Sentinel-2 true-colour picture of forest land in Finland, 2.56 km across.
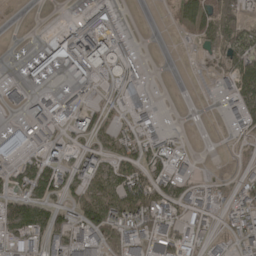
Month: April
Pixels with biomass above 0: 53%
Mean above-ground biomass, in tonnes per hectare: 45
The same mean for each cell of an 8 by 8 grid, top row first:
0 0 31 64 0 23 88 69
5 59 138 99 3 1 46 102
16 34 33 30 27 0 9 81
15 34 58 32 35 0 0 57
103 52 27 39 53 17 0 11
30 85 62 60 68 63 7 22
87 62 58 83 97 55 30 54
57 68 60 60 75 78 37 45
